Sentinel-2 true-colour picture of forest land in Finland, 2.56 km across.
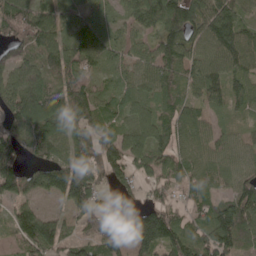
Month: May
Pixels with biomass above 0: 89%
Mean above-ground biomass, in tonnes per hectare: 95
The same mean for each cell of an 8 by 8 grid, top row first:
104 107 55 38 108 144 134 97
78 97 106 51 52 119 111 166
99 73 107 50 79 81 103 90
138 160 119 64 87 76 56 52
124 123 99 99 108 69 75 47
140 139 135 79 56 62 66 72
81 34 109 48 91 56 76 151
68 149 66 133 198 116 105 116
